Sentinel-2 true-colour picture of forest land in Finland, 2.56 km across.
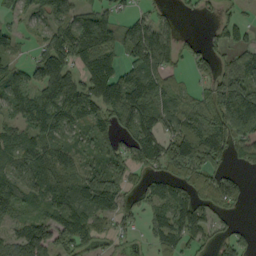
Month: September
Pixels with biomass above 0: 76%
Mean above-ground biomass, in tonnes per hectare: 77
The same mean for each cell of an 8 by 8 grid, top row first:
34 72 82 61 43 19 15 26
36 98 133 88 149 75 33 58
61 111 89 138 125 41 42 109
66 140 108 93 106 76 103 152
77 86 71 54 91 109 147 69
94 96 78 94 43 61 64 29
90 74 106 89 52 104 63 21
78 117 90 30 22 73 34 44
